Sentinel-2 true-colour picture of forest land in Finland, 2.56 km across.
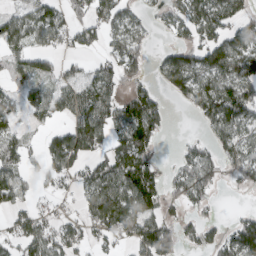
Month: March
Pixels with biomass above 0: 63%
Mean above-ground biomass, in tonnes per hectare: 67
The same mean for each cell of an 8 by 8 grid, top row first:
54 86 48 82 25 57 97 65
52 47 44 54 53 63 104 100
35 59 65 66 43 107 80 105
50 60 77 81 140 5 86 116
55 58 104 58 84 11 45 94
59 58 54 84 94 51 70 61
59 30 38 140 90 31 27 10
62 95 59 38 107 82 54 123
